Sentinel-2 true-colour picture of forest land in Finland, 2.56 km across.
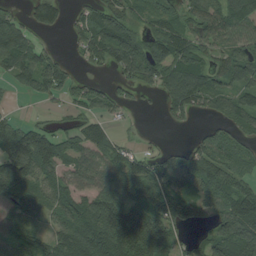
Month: August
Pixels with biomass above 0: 74%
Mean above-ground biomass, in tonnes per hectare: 81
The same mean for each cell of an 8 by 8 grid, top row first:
36 73 42 97 66 72 99 118
128 28 40 138 109 122 66 71
57 105 29 23 75 124 94 77
12 12 39 34 10 57 51 94
150 129 82 71 12 9 78 68
154 77 70 94 114 114 111 72
78 70 94 118 110 94 64 129
66 64 145 142 147 54 76 133
